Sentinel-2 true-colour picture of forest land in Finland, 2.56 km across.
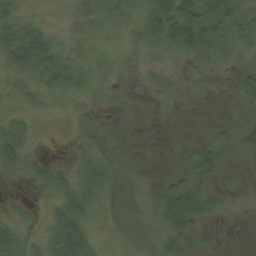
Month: August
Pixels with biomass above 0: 70%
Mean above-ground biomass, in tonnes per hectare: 17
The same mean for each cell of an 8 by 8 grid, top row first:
19 2 22 27 32 70 39 29
59 43 9 9 16 33 24 13
10 21 16 6 8 11 9 23
7 3 3 4 4 3 3 17
35 1 9 3 1 4 22 24
7 21 23 12 4 23 24 8
7 7 31 5 7 38 16 5
24 19 49 3 7 22 3 0
